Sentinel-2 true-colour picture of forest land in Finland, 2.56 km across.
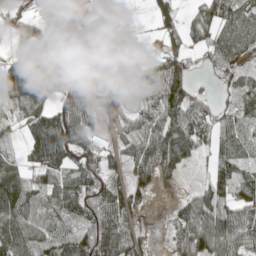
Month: May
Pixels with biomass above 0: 74%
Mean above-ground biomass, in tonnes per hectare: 63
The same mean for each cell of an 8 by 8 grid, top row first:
76 25 12 9 5 71 73 97
77 20 26 1 3 48 50 92
100 91 64 9 65 128 9 59
66 77 86 51 73 91 70 62
27 126 84 37 59 105 44 49
80 61 85 48 41 29 29 53
110 58 81 93 31 31 83 76
139 67 101 115 44 48 118 89
